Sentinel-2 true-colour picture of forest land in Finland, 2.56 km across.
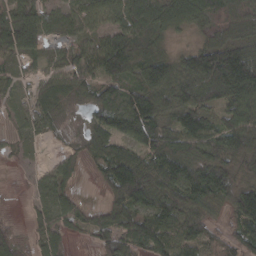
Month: March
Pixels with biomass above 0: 86%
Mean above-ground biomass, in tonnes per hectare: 80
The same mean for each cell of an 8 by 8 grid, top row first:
86 60 61 59 116 99 86 83
103 40 49 105 70 33 127 119
42 47 69 95 107 122 166 200
31 48 15 101 128 101 72 114
23 10 25 85 110 104 105 107
2 40 22 103 140 132 147 90
3 44 42 74 90 123 82 123
59 54 15 97 113 81 59 72
